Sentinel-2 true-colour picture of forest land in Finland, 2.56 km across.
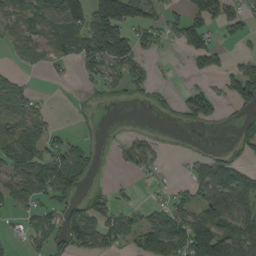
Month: August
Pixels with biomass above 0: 51%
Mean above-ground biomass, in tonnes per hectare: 59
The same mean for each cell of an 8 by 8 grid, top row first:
63 72 100 202 78 32 100 56
28 62 84 169 49 19 92 11
34 7 22 45 51 3 29 126
72 23 9 1 6 39 78 44
91 54 30 10 55 2 2 44
87 138 82 2 20 4 81 88
38 44 62 48 34 69 98 91
17 57 105 62 82 126 176 91
